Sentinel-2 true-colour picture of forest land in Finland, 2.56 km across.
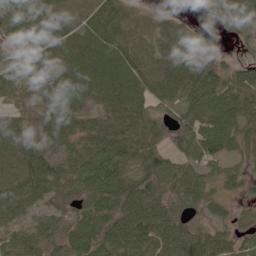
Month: June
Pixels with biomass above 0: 91%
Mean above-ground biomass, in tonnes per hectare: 70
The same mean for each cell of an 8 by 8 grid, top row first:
90 84 68 97 28 18 31 67
78 72 71 88 63 78 44 11
76 82 87 97 86 87 96 65
59 76 72 72 76 58 91 91
72 57 50 91 86 52 91 55
65 85 83 92 96 82 48 42
58 41 52 98 103 62 44 17
76 70 82 91 90 97 72 38
